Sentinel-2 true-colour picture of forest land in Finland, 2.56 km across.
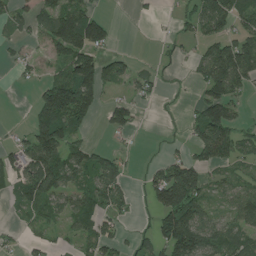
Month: July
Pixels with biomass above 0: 55%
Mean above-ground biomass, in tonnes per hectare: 63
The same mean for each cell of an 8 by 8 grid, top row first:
49 76 121 12 8 23 126 74
23 52 129 33 0 15 62 112
8 47 137 75 33 6 116 97
0 136 133 65 11 3 121 31
35 145 65 14 1 11 120 67
69 123 81 103 22 134 44 35
30 56 64 64 8 173 60 75
14 24 41 57 27 153 102 66
